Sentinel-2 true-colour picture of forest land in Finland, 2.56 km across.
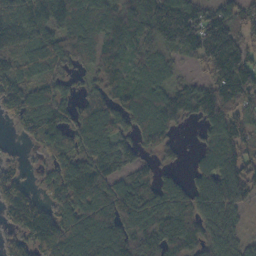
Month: October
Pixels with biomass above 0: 85%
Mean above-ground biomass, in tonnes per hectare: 99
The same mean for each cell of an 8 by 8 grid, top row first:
142 148 129 116 168 173 89 81
94 110 111 95 93 88 123 83
105 88 31 81 96 53 78 138
81 117 63 95 129 105 101 79
14 96 97 101 74 43 57 96
64 62 150 98 64 42 95 118
112 77 109 117 150 133 100 54
60 131 165 141 127 136 91 52
